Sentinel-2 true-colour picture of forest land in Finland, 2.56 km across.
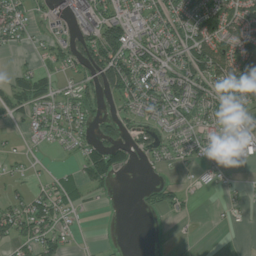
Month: July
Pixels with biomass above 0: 59%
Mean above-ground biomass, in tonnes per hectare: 56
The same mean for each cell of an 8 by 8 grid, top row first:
79 53 195 86 62 75 109 96
23 43 63 126 109 85 113 90
42 38 59 122 109 116 101 134
48 54 65 42 64 74 72 76
9 23 42 77 48 49 55 38
16 18 48 62 5 7 31 8
64 74 30 1 18 32 2 22
61 74 8 4 2 15 0 1
